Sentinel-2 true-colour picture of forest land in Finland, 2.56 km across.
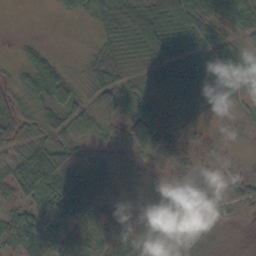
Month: October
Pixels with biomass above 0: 85%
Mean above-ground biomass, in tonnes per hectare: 46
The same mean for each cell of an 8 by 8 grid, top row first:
0 1 25 60 66 67 56 54
8 13 6 39 51 65 51 34
27 65 23 62 33 62 66 58
56 36 45 46 57 63 31 15
53 55 49 55 83 69 11 2
53 89 82 68 35 28 33 20
32 50 103 49 64 77 52 24
43 52 55 74 72 37 18 1
